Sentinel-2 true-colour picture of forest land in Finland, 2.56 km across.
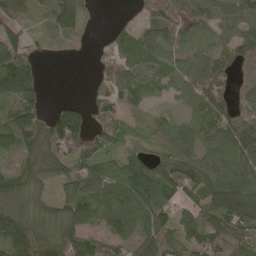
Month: May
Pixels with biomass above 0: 84%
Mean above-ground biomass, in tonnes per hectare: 103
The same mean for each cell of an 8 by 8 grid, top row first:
78 87 90 8 57 114 116 110
102 31 28 90 115 87 74 114
228 6 0 129 102 75 146 58
131 55 67 76 52 40 107 98
125 163 118 70 42 99 88 146
88 108 110 129 159 148 118 131
143 88 141 137 149 94 111 172
220 120 133 91 112 107 140 103
